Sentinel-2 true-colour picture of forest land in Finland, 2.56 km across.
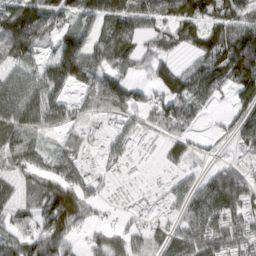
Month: March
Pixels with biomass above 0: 77%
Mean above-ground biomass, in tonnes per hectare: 71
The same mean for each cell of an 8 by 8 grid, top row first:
140 84 91 134 85 92 71 71
103 36 118 93 43 35 94 122
77 102 68 67 26 64 94 91
107 112 41 67 56 70 17 59
64 24 56 45 17 43 13 47
62 78 79 20 10 25 43 79
58 104 137 15 52 40 124 105
74 157 40 72 52 62 101 87
